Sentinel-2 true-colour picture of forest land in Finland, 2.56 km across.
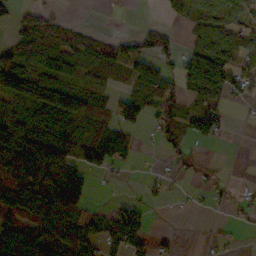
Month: October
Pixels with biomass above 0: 59%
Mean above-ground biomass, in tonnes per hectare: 59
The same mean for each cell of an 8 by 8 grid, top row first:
41 46 3 2 2 47 116 77
85 98 84 76 84 33 112 80
113 82 49 30 74 47 137 54
63 99 65 45 39 61 76 6
145 111 78 90 5 43 24 0
115 129 94 14 12 16 25 3
118 118 81 25 34 4 10 14
113 101 85 49 46 11 8 7
